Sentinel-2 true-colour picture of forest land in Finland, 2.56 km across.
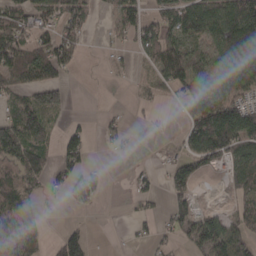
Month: March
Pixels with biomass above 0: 55%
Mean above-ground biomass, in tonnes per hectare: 55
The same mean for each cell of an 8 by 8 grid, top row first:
67 59 70 25 59 74 103 137
89 74 41 16 52 71 41 115
64 69 2 4 13 81 49 83
64 79 2 7 7 8 120 111
143 47 66 15 0 12 127 95
88 60 67 4 23 65 16 67
97 10 23 0 17 65 17 48
91 35 92 1 19 32 109 88
